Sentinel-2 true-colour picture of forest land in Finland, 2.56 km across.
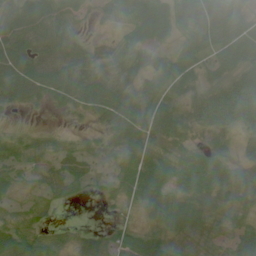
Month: July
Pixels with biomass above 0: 82%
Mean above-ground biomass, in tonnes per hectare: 45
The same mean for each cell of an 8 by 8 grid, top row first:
56 62 27 21 82 60 67 52
56 53 40 23 44 34 53 78
64 65 69 55 38 58 33 55
11 10 33 88 67 46 59 59
31 26 18 31 54 46 39 21
30 36 36 27 71 57 77 45
28 27 3 11 40 70 41 36
72 43 25 27 54 37 30 43
